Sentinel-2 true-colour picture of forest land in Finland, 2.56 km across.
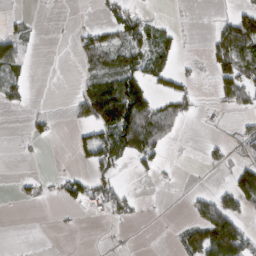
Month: March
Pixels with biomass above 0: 33%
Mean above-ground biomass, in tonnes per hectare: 39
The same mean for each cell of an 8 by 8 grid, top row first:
9 0 0 38 26 2 2 58
47 0 29 75 69 28 33 127
48 0 22 91 97 39 10 109
10 16 39 133 135 64 4 30
2 8 40 136 103 11 19 24
9 10 31 45 13 4 1 73
2 3 21 58 6 0 89 72
0 0 0 2 0 24 166 143
